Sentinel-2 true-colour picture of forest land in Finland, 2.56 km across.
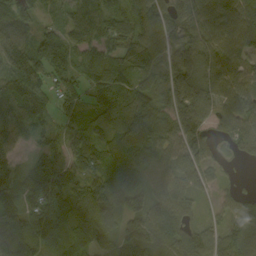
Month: September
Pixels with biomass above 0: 91%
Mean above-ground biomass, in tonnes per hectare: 87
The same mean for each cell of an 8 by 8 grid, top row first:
92 29 65 76 107 116 115 109
140 72 70 72 119 129 111 95
131 79 71 103 88 142 102 94
104 53 54 83 122 112 105 120
34 48 60 64 98 97 89 91
84 100 74 70 65 93 42 12
63 96 75 94 97 126 21 83
104 54 47 64 103 136 95 116
